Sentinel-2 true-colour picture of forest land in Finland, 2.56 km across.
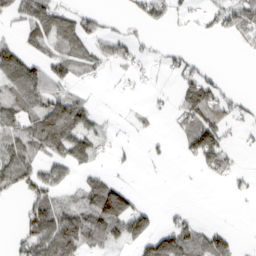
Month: March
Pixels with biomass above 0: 47%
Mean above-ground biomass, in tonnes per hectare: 48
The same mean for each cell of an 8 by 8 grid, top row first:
47 84 50 8 48 26 34 89
63 50 64 58 18 12 0 13
117 99 19 5 12 24 47 0
79 108 85 1 17 31 111 26
77 97 90 12 9 9 111 11
95 64 25 22 0 0 19 16
5 93 79 174 40 10 0 1
30 96 86 69 80 105 76 12
